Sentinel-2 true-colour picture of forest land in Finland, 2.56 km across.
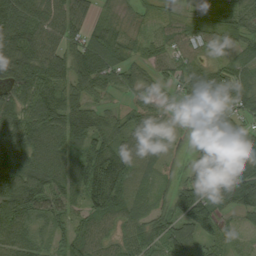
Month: August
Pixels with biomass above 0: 90%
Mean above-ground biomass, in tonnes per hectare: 71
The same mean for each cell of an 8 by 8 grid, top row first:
102 73 60 23 31 45 43 56
110 75 75 60 37 52 38 50
91 95 87 56 43 62 85 79
83 98 90 54 58 33 94 72
87 103 87 80 60 30 86 81
99 103 110 106 32 37 84 121
103 66 52 64 47 107 98 78
77 34 71 47 76 102 64 18
